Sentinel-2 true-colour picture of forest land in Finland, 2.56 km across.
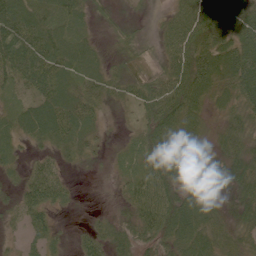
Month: June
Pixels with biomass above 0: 89%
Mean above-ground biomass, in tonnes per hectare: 50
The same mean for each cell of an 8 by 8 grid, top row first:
80 50 41 19 7 55 95 75
126 75 47 18 25 78 78 76
61 83 50 38 37 74 76 79
45 73 58 12 44 85 39 49
34 37 44 10 53 71 40 53
19 56 4 13 63 60 20 71
28 56 4 10 72 91 61 49
13 39 24 53 53 75 65 38
